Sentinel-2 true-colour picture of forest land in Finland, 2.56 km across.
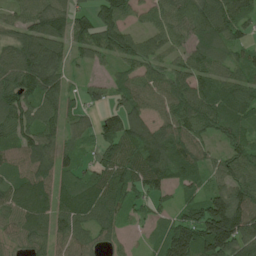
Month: June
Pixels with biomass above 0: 89%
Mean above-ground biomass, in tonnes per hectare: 84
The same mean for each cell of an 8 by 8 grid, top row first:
61 113 62 99 46 93 127 99
96 139 66 100 70 62 75 59
112 129 21 41 75 81 75 68
99 75 44 62 72 106 107 67
85 86 43 89 113 112 51 70
68 85 67 97 110 80 55 88
81 84 99 89 41 50 146 132
64 68 78 42 14 166 191 131
